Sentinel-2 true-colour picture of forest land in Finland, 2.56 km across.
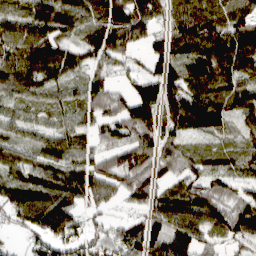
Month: March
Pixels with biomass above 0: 86%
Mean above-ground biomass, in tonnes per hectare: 76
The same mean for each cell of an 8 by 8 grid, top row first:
70 99 90 109 75 73 104 81
78 91 64 106 49 102 115 129
77 53 45 47 72 74 99 80
34 38 55 78 110 90 121 72
56 59 68 63 86 64 35 47
54 81 94 85 84 65 66 46
84 118 62 24 46 94 111 94
13 81 76 65 112 141 52 58
